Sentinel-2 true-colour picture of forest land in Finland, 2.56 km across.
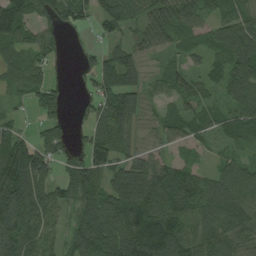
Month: August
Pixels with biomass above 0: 82%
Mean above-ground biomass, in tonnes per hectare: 78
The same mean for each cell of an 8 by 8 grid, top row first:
158 66 53 82 74 91 51 63
83 67 17 48 60 44 64 127
88 52 26 89 55 60 47 97
18 60 25 113 41 54 51 89
107 84 26 103 24 44 32 62
157 78 95 81 116 92 58 102
132 105 75 108 124 105 94 81
110 67 80 112 136 114 85 60
